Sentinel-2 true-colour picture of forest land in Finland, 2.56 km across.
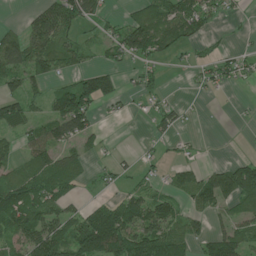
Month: June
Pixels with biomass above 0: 57%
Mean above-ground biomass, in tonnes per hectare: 55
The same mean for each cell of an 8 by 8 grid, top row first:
1 88 87 16 75 75 56 14
112 89 55 47 102 38 25 11
64 69 78 70 32 1 35 29
73 48 139 11 13 33 0 2
31 83 56 5 9 18 1 0
46 69 45 23 23 50 59 122
117 70 31 71 89 46 57 58
50 116 125 134 99 69 62 70
